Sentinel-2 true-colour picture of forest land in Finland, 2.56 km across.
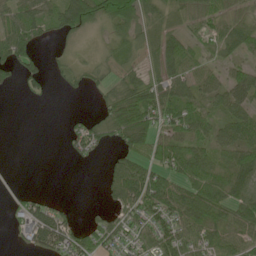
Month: May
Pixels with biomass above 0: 66%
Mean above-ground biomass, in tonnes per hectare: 42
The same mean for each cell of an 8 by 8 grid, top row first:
53 41 96 84 57 26 46 37
78 8 14 24 26 41 30 44
28 23 21 27 45 51 40 49
0 0 7 44 70 65 33 43
0 0 52 23 56 71 45 50
2 0 0 39 80 53 52 57
25 41 5 33 81 79 76 59
23 81 56 55 46 77 57 53
